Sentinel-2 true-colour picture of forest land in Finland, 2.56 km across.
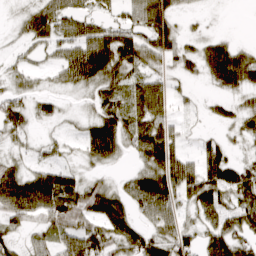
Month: March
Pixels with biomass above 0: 70%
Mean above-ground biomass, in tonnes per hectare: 43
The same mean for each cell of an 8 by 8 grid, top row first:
12 64 42 17 68 31 6 0
11 33 56 69 62 44 43 33
20 13 50 44 44 17 30 63
52 23 9 53 72 19 14 37
18 16 25 65 75 42 27 13
57 52 24 12 55 75 66 61
67 73 71 70 55 46 61 51
22 33 68 56 64 56 53 58
